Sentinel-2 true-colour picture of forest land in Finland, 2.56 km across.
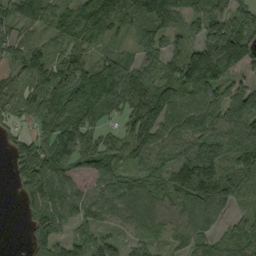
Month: September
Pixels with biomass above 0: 88%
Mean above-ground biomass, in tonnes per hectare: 79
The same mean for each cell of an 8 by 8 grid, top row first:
78 78 97 110 88 74 89 59
53 46 66 37 52 42 148 138
44 99 124 97 77 120 131 46
51 89 86 34 130 101 94 119
50 85 85 53 99 87 99 122
74 123 62 82 68 105 151 73
10 98 75 74 96 63 74 38
1 79 61 47 74 36 63 80
